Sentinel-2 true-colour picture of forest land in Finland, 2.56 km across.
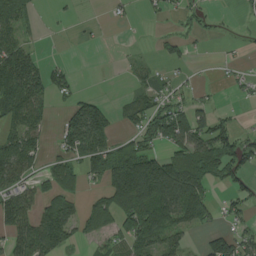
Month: August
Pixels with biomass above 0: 52%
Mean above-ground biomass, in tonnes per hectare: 56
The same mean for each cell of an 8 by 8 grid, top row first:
67 3 3 9 9 18 10 7
79 1 3 2 2 25 4 6
113 64 10 0 22 17 1 13
78 33 84 42 75 63 37 6
95 26 101 67 65 80 91 72
77 54 56 134 225 138 89 54
107 83 53 114 153 117 55 37
69 131 40 48 88 53 41 65
